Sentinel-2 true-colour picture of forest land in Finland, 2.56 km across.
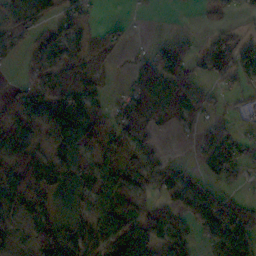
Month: November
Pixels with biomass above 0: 66%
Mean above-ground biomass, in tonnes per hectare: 68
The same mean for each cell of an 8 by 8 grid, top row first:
104 73 64 3 3 0 9 20
55 77 67 37 16 82 103 92
11 68 72 9 66 110 55 58
74 134 133 51 123 62 38 12
110 62 88 40 75 4 59 58
83 81 92 62 60 52 39 34
46 64 65 110 48 62 141 93
27 86 119 140 213 94 58 130
